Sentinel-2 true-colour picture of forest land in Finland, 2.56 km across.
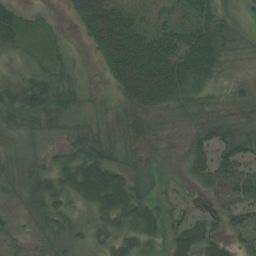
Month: August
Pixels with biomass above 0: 86%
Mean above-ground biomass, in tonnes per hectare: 41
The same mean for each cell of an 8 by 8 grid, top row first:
38 8 46 80 33 41 59 24
27 20 5 88 85 75 75 35
32 41 12 45 108 82 39 13
37 54 32 30 64 28 34 27
21 22 42 46 41 22 50 52
35 39 43 49 33 17 64 85
18 43 21 40 33 22 61 58
24 28 29 27 22 43 45 25
